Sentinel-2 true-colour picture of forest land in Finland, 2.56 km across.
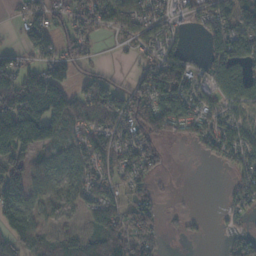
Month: November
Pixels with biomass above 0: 66%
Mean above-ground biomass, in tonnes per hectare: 59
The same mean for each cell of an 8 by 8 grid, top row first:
14 58 65 73 69 33 59 63
30 69 61 8 39 48 59 93
69 73 36 37 65 119 51 104
136 97 51 77 94 85 54 49
143 75 53 69 68 18 51 64
94 65 64 52 49 3 0 44
104 37 34 63 70 6 0 47
71 40 66 109 83 6 7 58
